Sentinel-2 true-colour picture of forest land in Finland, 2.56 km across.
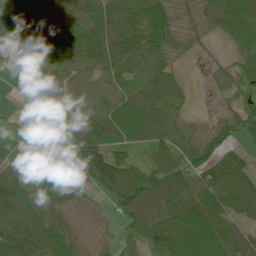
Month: June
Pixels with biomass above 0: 87%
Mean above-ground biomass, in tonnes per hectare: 85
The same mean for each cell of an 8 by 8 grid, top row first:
57 107 98 111 118 81 83 126
68 113 121 117 106 66 19 73
26 64 73 84 94 59 13 46
5 62 92 98 108 62 15 63
22 11 107 98 69 92 82 36
79 78 99 144 104 97 93 88
140 125 66 46 110 123 154 94
142 138 73 40 79 139 158 112
